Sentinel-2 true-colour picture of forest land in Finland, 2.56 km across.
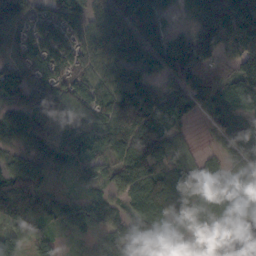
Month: October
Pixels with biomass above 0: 90%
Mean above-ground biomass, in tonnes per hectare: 106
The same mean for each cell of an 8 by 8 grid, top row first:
95 66 95 106 144 44 192 265
67 95 95 107 123 180 157 183
101 93 75 108 102 122 121 163
81 104 99 124 136 175 77 126
73 126 136 99 150 74 18 125
92 50 58 73 121 133 104 96
108 83 116 76 102 114 123 116
95 60 37 84 82 86 106 37
